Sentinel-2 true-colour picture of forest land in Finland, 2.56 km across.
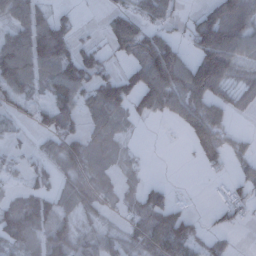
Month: December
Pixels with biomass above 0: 63%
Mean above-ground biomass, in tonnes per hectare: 65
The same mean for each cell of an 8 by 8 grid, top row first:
77 47 12 49 68 36 85 108
109 153 62 55 117 62 150 90
120 77 134 103 115 127 173 37
37 82 76 95 61 48 107 24
20 38 78 44 3 1 113 26
20 44 64 36 23 0 18 37
68 59 64 23 78 39 14 50
77 81 53 47 78 122 35 3
